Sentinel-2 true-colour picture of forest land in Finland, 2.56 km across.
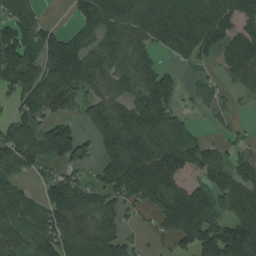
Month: August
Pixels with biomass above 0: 76%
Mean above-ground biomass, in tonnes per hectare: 119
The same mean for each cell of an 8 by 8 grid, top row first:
160 16 96 157 152 189 174 129
164 146 125 103 83 123 98 164
135 157 161 122 122 73 25 75
70 101 71 145 164 84 24 11
148 141 99 155 168 134 67 40
74 61 59 147 194 121 108 114
115 134 142 96 66 179 141 119
88 148 190 179 14 99 192 253
